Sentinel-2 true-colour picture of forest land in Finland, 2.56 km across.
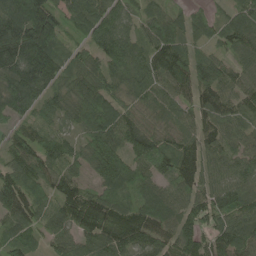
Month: May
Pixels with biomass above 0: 95%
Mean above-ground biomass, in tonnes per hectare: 97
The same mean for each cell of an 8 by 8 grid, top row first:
118 135 96 96 76 72 44 82
150 128 56 125 93 120 53 83
116 122 112 91 97 110 110 80
84 71 98 92 58 75 93 74
83 96 69 126 127 94 89 71
102 93 64 124 95 116 80 79
125 77 152 121 104 99 111 111
89 52 83 122 109 106 87 123
